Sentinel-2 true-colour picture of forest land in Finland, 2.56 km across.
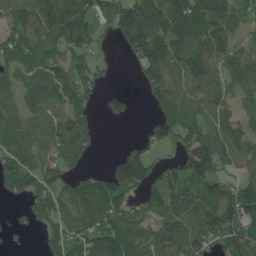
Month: June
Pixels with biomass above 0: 77%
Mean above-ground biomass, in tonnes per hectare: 110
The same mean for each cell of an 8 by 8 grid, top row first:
116 147 122 121 160 179 167 98
151 109 97 31 192 172 142 95
79 139 129 20 96 119 125 119
87 101 105 56 10 149 107 105
106 101 131 1 66 77 169 110
163 132 65 141 152 108 104 76
21 126 127 186 90 155 119 140
15 70 116 164 110 123 112 44
